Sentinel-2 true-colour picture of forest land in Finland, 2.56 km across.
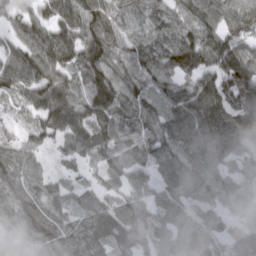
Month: March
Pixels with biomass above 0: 95%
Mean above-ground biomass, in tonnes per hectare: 82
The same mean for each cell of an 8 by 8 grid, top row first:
71 94 116 74 54 62 81 104
75 139 114 81 75 114 112 75
94 114 76 97 77 70 104 150
45 113 102 106 86 85 139 116
57 47 85 82 77 71 121 91
66 42 38 54 61 81 93 52
72 63 62 75 47 65 61 33
25 72 100 101 77 62 89 82
